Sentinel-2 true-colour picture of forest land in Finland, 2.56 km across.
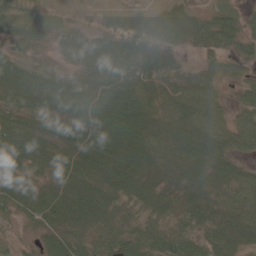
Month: June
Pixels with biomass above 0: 93%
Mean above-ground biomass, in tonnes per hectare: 52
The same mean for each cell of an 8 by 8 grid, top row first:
49 41 12 22 33 40 41 36
39 21 66 59 57 35 41 38
65 63 49 72 55 49 44 32
53 61 76 94 62 67 70 38
69 54 65 70 66 60 75 41
54 43 69 61 52 35 56 51
52 65 75 65 49 47 49 57
15 32 45 67 63 69 48 44
